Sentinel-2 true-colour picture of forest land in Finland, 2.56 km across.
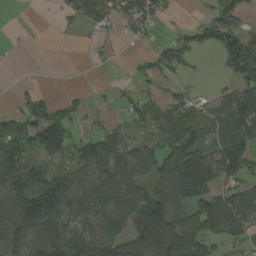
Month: August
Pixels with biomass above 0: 65%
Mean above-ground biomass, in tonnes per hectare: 74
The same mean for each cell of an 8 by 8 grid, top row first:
0 2 81 64 85 13 32 57
2 0 0 15 11 74 55 124
3 0 0 4 36 28 4 102
42 74 22 17 67 68 49 123
116 134 65 102 53 134 75 101
178 89 80 117 82 164 130 77
150 132 87 113 140 98 90 114
113 127 127 120 175 130 53 39
